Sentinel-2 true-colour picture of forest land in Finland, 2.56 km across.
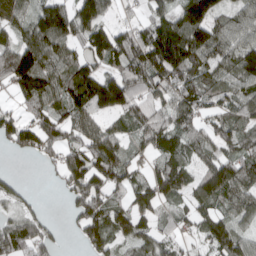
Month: April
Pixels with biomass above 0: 81%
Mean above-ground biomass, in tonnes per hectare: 90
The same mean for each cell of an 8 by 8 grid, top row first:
84 136 115 41 44 105 139 69
110 131 73 162 141 182 137 92
130 125 142 115 110 120 100 84
59 104 96 82 84 96 55 86
73 99 90 94 60 87 72 91
17 12 141 124 51 107 107 109
42 8 75 89 75 40 67 84
116 58 42 82 70 48 80 85
